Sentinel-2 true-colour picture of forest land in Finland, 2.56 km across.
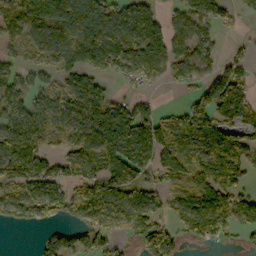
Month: October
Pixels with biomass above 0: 71%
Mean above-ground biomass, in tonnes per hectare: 87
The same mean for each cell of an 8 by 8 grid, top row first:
110 180 160 125 124 55 100 27
59 74 141 108 120 83 60 22
69 45 84 31 51 50 85 92
95 100 83 109 46 43 108 137
134 57 90 173 135 105 136 98
103 95 79 118 69 93 132 98
92 79 75 124 85 60 118 98
0 35 49 56 87 53 68 18
